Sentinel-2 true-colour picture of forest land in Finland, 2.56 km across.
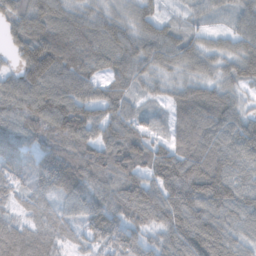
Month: November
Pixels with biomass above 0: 94%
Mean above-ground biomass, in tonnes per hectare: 85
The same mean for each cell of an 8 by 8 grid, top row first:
79 104 65 68 66 19 36 60
66 148 101 104 93 80 50 67
66 120 104 79 62 53 62 69
99 136 130 84 42 62 103 74
86 86 100 110 87 81 108 119
62 90 94 93 82 122 143 74
38 43 68 115 123 129 104 90
86 57 47 104 64 100 141 68
